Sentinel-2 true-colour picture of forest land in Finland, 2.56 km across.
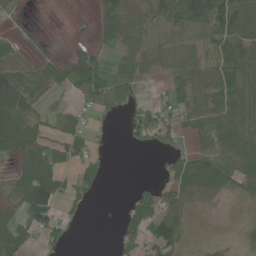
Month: June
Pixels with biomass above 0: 61%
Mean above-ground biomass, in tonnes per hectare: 41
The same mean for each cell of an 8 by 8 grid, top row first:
14 0 2 70 62 86 79 57
24 6 15 38 67 60 38 53
46 30 75 74 23 47 73 68
61 15 22 19 33 43 64 68
67 44 44 3 15 11 31 85
46 94 47 2 1 42 77 69
51 75 16 0 62 41 5 15
87 28 0 9 53 61 11 22
